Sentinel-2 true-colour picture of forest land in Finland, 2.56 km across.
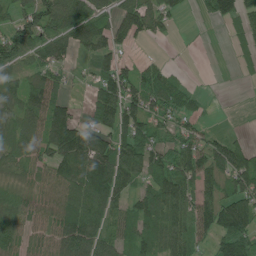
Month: June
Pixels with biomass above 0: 72%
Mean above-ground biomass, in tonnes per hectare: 73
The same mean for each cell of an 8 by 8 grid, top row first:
50 101 108 62 111 41 39 82
100 78 70 66 6 1 0 33
42 67 11 103 77 45 1 8
74 102 23 105 93 71 11 0
66 97 142 113 85 69 70 47
36 49 105 136 71 121 88 103
73 48 102 75 96 105 106 119
67 62 165 77 91 113 51 110
